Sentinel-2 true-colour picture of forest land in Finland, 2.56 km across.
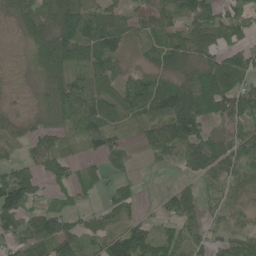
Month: June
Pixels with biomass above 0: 81%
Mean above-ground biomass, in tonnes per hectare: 67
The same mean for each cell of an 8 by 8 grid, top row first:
62 86 123 71 37 48 82 65
15 151 140 90 36 78 72 59
15 81 51 72 80 77 121 66
24 65 73 57 77 139 114 108
31 49 28 46 40 100 109 100
95 66 61 30 6 13 63 69
97 45 29 56 19 74 31 42
55 89 71 80 82 61 38 49
